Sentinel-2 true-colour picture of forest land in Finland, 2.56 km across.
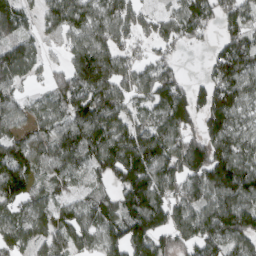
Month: March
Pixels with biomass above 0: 83%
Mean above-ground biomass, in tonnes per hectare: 98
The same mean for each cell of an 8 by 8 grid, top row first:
97 58 95 87 54 85 111 106
104 25 94 95 40 54 24 124
74 45 122 140 92 96 78 106
86 71 108 111 68 162 135 75
94 99 129 126 131 117 130 85
140 56 56 96 125 122 159 143
77 71 78 97 128 125 116 138
94 86 77 77 132 98 119 108
